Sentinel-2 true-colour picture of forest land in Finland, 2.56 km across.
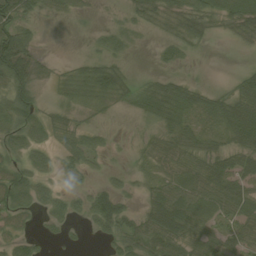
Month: August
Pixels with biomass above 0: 69%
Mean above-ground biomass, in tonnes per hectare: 34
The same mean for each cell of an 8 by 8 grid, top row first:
58 14 9 6 28 40 43 55
90 1 1 23 3 30 6 11
66 13 57 63 17 28 4 25
52 22 27 15 38 59 44 65
29 26 39 9 21 48 34 47
42 20 18 12 21 44 58 55
43 30 23 60 33 87 53 49
29 12 4 32 54 63 47 43
